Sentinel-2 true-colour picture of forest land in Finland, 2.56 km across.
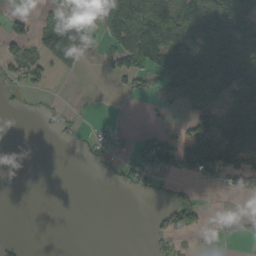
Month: September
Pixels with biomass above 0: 40%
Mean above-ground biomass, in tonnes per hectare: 46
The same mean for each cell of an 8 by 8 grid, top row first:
22 38 46 88 146 112 132 158
26 88 108 43 140 115 129 151
29 21 4 14 34 100 131 125
4 9 3 0 3 12 91 124
1 0 11 25 52 66 118 134
0 0 0 11 37 31 35 48
0 0 0 0 0 47 11 1
7 0 0 0 2 33 5 20
